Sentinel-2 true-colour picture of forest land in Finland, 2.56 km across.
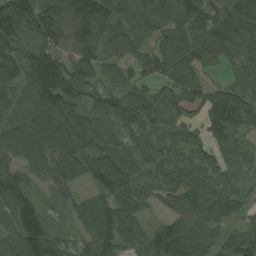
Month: August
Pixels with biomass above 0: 92%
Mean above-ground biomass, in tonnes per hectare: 81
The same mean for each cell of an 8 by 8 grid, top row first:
105 135 135 87 74 80 73 114
95 102 103 63 79 88 95 90
90 159 134 43 50 73 37 63
54 125 65 62 71 59 82 167
97 106 97 57 68 58 62 51
68 65 75 96 62 69 76 42
79 26 53 75 39 69 111 64
84 95 44 73 58 129 71 99
